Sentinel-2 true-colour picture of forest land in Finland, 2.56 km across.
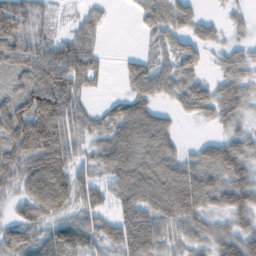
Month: February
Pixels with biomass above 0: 80%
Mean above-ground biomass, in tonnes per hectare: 62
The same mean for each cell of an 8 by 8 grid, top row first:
104 30 29 8 37 71 17 17
93 72 51 0 19 60 37 34
47 113 35 1 73 79 33 62
93 122 54 37 75 30 47 46
103 126 38 82 95 36 39 66
79 147 39 63 99 94 87 77
36 94 51 39 77 111 55 72
74 65 80 52 91 40 51 67
